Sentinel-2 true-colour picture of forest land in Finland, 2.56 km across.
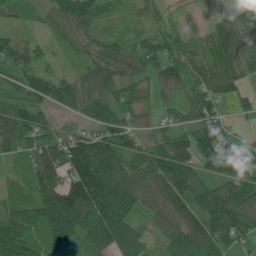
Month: June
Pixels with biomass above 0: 89%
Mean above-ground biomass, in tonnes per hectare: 80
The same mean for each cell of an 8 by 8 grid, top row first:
34 38 123 38 37 17 26 109
65 23 47 80 62 58 75 135
40 56 45 77 46 82 82 58
72 41 45 69 41 44 82 24
69 91 98 110 43 89 103 48
31 119 138 154 67 126 55 97
82 169 170 156 52 115 136 108
145 90 91 157 70 73 140 55
